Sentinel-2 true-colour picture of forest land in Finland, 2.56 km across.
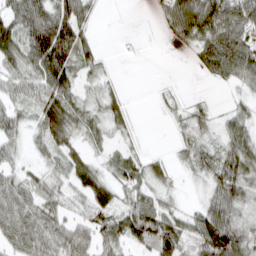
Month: March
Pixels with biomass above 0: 75%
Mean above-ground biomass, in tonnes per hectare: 43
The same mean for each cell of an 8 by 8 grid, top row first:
63 81 63 0 0 66 89 73
60 116 54 1 3 11 73 73
42 75 30 13 0 4 14 39
35 74 42 37 1 17 18 25
31 36 31 20 8 18 32 52
37 37 58 38 42 15 40 62
56 45 23 60 65 27 54 45
53 62 53 46 55 76 86 89
